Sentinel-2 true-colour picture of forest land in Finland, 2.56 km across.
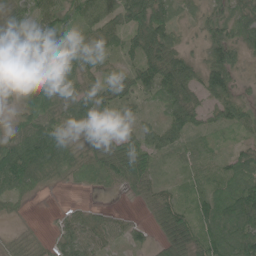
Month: June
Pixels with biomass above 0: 89%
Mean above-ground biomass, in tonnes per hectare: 51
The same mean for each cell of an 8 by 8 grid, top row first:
43 69 65 61 84 37 37 55
51 78 46 42 80 47 54 48
26 39 59 48 59 97 73 30
22 67 74 58 20 58 38 45
70 110 33 55 61 43 23 25
104 42 25 52 72 19 30 86
15 1 17 11 22 49 75 118
19 18 66 33 23 73 72 94
